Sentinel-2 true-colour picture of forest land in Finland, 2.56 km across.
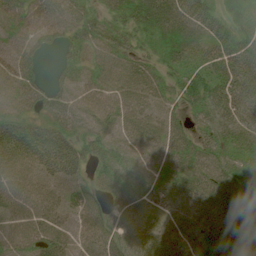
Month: July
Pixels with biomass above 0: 88%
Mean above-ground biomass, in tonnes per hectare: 49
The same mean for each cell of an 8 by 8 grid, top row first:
43 53 38 25 44 49 69 23
31 27 41 50 23 30 47 83
48 23 26 53 54 38 66 83
43 34 57 59 48 25 51 68
64 60 50 45 38 45 38 23
53 38 25 54 33 56 69 54
44 43 40 39 37 44 85 100
36 48 29 54 66 78 94 79
